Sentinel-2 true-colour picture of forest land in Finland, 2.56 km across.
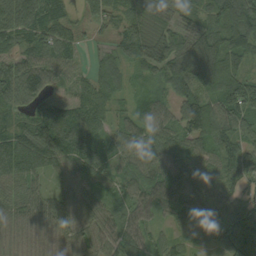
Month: September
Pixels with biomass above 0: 95%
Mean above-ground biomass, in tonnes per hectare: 77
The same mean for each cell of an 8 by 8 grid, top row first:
101 87 24 41 47 43 66 145
52 86 31 42 84 89 137 115
104 74 48 60 45 117 137 112
49 97 85 48 68 71 116 100
99 129 108 58 99 104 87 78
86 48 63 64 76 98 59 54
87 71 75 57 80 60 70 70
69 46 83 95 67 40 38 105
